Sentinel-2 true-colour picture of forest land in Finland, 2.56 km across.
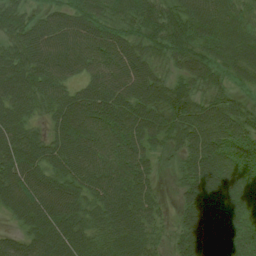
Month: July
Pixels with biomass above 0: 94%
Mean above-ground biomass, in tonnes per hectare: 72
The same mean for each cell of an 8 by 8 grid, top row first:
64 55 68 54 71 74 79 48
79 102 99 81 58 68 64 69
93 92 55 86 86 49 53 29
74 54 89 82 82 83 72 56
88 69 89 74 66 51 86 59
94 78 83 80 63 30 102 55
81 100 72 85 78 31 103 54
49 98 77 73 72 47 99 66
